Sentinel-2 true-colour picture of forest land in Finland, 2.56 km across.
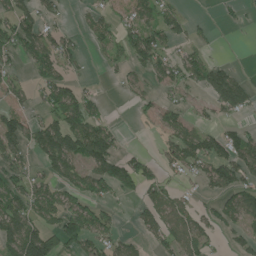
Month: July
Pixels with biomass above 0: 54%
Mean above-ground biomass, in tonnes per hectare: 67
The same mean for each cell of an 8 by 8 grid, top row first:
101 45 21 41 75 59 5 20
87 83 36 46 132 48 24 1
43 76 30 14 51 74 126 74
65 64 122 11 23 54 32 67
92 142 135 74 3 91 91 105
63 62 97 121 80 35 77 93
101 108 89 30 55 61 31 106
138 110 110 54 40 68 45 42
